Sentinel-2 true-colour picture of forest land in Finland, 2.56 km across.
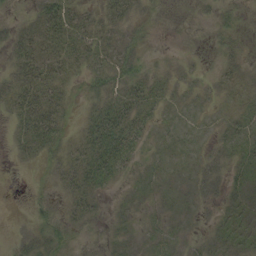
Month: September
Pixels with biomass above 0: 73%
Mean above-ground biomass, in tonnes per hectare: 18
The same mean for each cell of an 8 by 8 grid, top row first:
7 38 26 26 10 0 6 8
25 31 34 26 11 2 5 14
31 41 15 26 22 13 10 20
27 44 9 36 30 12 8 19
19 38 24 50 18 12 10 22
1 8 35 29 10 6 18 17
1 11 21 4 6 7 9 23
7 19 5 10 10 11 13 25
